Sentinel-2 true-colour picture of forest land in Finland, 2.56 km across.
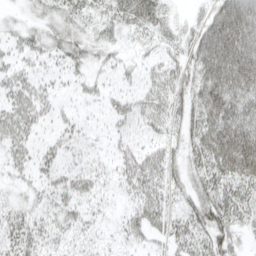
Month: April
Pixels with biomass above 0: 75%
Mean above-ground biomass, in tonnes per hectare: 38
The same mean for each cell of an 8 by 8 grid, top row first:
11 25 28 29 39 13 48 106
23 33 35 21 17 29 78 106
31 18 19 16 27 42 72 94
42 22 11 29 42 39 70 68
36 19 20 16 24 28 71 101
19 28 35 24 52 31 51 72
25 30 34 13 50 27 63 49
41 31 29 18 25 34 51 21
